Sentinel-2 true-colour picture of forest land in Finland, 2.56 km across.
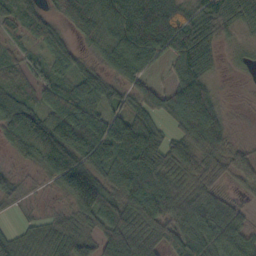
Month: October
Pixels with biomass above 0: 89%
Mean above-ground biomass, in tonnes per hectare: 67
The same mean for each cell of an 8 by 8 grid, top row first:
51 48 95 77 146 83 86 48
25 46 35 82 113 98 62 10
45 44 42 42 53 63 55 3
103 64 88 59 58 99 130 2
57 120 134 98 86 41 75 13
21 42 167 70 112 77 48 32
9 6 90 71 103 89 80 26
41 46 49 101 78 82 79 61
